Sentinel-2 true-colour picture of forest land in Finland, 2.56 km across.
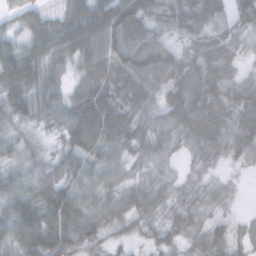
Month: November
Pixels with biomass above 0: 93%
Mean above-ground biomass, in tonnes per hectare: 59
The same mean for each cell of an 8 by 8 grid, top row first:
28 31 78 103 80 53 53 55
60 61 71 83 87 60 64 39
84 54 44 77 70 75 87 46
64 51 85 109 55 67 81 71
35 23 86 78 54 42 64 70
44 60 64 49 33 25 26 11
73 96 81 51 50 40 32 9
77 116 75 26 23 31 62 33
